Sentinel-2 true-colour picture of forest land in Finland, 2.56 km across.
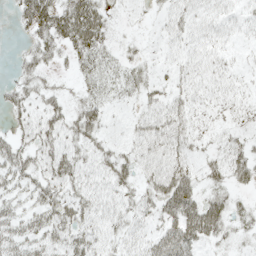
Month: May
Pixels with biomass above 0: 59%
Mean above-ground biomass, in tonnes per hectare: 25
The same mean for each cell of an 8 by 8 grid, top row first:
23 51 72 13 3 20 19 14
4 31 45 16 8 13 20 5
17 11 15 20 24 13 17 9
19 29 31 10 19 27 9 10
26 33 27 14 28 30 11 23
32 35 27 32 22 49 25 30
22 40 34 22 21 57 57 18
34 32 34 20 23 52 30 14
